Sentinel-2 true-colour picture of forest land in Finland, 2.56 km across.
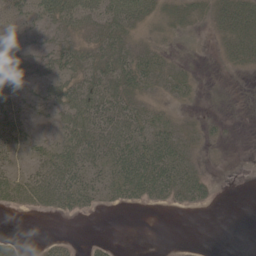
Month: May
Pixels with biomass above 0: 58%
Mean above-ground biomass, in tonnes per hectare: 20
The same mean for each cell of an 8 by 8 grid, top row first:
16 33 36 37 30 22 20 36
17 18 23 31 18 9 4 27
23 17 27 36 29 21 2 4
21 12 41 42 22 9 4 1
22 15 38 42 42 34 9 1
25 36 33 32 64 44 11 0
16 22 20 9 10 11 7 0
11 7 2 4 0 0 0 0
